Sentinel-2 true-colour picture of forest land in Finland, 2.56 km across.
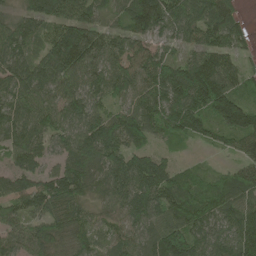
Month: May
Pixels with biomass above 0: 93%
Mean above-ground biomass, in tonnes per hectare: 97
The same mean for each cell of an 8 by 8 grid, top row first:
68 114 109 58 159 107 96 39
99 91 152 91 98 63 93 61
105 118 101 103 111 154 165 70
95 83 101 76 118 153 120 172
93 66 115 113 73 44 44 79
85 74 111 94 134 72 30 62
81 96 80 66 125 111 109 111
78 99 74 67 85 162 105 126
